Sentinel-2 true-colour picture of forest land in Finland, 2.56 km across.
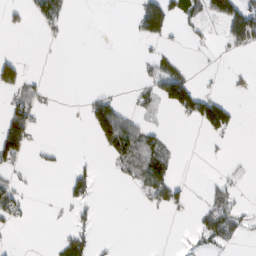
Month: February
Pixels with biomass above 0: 25%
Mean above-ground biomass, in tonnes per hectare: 26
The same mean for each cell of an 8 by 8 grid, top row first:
12 50 0 0 78 43 57 116
3 1 0 0 3 8 8 39
69 5 0 0 16 80 2 7
59 9 4 100 17 34 92 10
76 9 0 81 71 7 4 0
20 1 33 7 64 28 3 7
43 1 22 0 11 30 50 31
1 3 52 5 0 1 42 20
